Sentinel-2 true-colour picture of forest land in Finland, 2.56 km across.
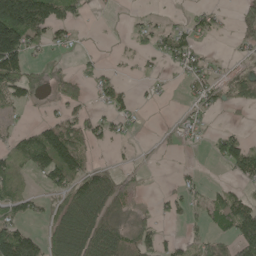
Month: May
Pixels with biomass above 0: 48%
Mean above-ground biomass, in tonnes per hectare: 51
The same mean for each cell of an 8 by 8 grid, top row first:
208 119 30 2 11 4 33 39
167 42 12 2 25 62 10 19
112 23 51 35 11 12 42 58
21 14 35 41 7 4 27 16
59 138 76 24 4 15 19 64
77 72 95 75 8 12 6 43
69 44 101 134 21 33 56 91
142 69 112 100 68 23 54 98
